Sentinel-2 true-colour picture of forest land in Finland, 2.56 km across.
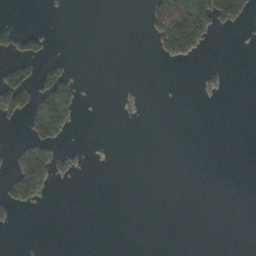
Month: November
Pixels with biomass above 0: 12%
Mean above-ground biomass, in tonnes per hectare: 11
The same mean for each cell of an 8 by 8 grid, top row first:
2 0 0 0 8 106 75 32
31 8 0 0 0 57 6 0
55 39 10 0 0 0 4 0
41 79 8 0 0 0 0 0
10 39 2 0 0 0 0 0
51 38 4 0 0 0 0 0
13 0 0 0 0 0 0 0
0 0 0 0 0 0 0 0
